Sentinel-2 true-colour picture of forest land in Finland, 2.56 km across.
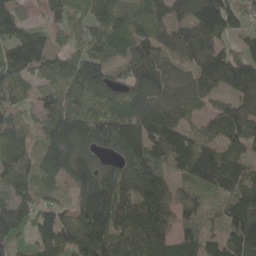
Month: May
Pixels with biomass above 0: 90%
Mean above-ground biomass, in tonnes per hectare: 125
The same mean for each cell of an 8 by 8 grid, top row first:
124 60 103 134 137 106 185 83
171 114 93 121 145 118 152 68
102 105 190 96 153 114 139 174
83 115 162 106 138 112 60 120
107 137 192 137 157 138 72 97
137 89 185 123 162 60 111 103
152 88 141 196 151 115 59 135
67 152 185 163 140 115 87 154
